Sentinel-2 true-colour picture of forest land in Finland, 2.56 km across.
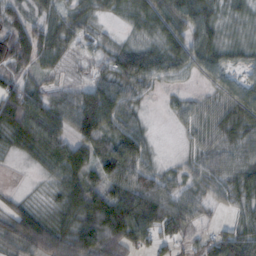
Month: October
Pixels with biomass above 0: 87%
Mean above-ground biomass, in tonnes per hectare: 50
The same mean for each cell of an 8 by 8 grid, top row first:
37 40 40 24 54 70 53 31
97 73 28 33 41 53 63 35
46 31 25 62 61 28 28 24
73 70 96 85 21 21 35 63
37 67 70 58 55 5 35 44
1 23 71 77 68 31 48 45
20 27 69 104 87 66 32 35
54 41 91 93 57 42 36 69
